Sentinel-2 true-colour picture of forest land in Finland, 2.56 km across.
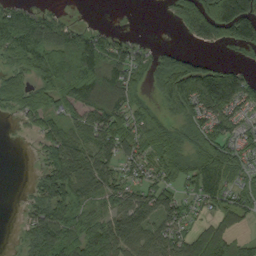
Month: September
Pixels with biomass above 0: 72%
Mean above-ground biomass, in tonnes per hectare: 70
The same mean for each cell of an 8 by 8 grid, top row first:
87 47 1 1 0 51 167 188
93 99 53 61 36 23 32 52
61 70 65 112 50 172 135 85
44 83 74 114 64 65 94 56
0 57 63 85 78 61 90 61
0 68 94 64 50 62 126 55
3 94 78 53 98 77 40 71
7 114 97 112 85 72 99 38
